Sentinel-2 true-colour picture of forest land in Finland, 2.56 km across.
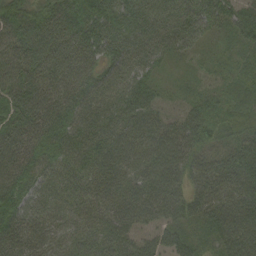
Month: September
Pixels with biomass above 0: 99%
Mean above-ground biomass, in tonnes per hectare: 58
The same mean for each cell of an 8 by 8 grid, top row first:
80 71 77 56 66 68 62 57
67 72 67 62 60 52 21 41
69 61 65 56 45 16 24 37
79 69 65 59 56 30 46 67
72 62 60 66 56 71 43 56
67 50 54 58 57 65 68 72
72 49 51 57 61 56 61 74
62 43 48 59 39 53 47 84
